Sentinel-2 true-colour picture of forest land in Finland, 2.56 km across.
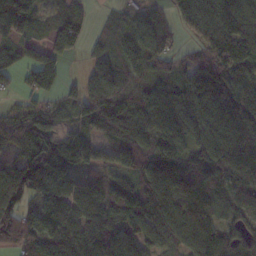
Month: November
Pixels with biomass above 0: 88%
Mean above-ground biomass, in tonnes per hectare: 107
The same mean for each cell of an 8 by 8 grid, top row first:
136 48 59 26 58 59 139 143
60 68 43 72 97 40 120 152
45 77 56 111 77 90 136 150
51 81 84 175 114 167 147 189
104 144 104 66 91 106 130 135
145 175 78 67 119 158 145 106
127 108 110 92 130 149 116 80
106 110 145 124 103 108 126 156
